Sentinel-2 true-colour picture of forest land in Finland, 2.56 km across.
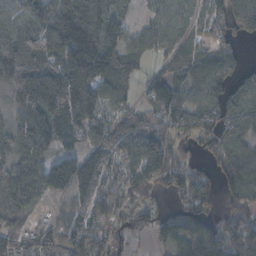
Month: November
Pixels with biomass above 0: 82%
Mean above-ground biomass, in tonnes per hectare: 90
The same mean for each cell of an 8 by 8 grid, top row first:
91 109 219 144 25 65 82 142
97 103 217 128 61 60 56 30
113 146 170 112 41 61 73 44
67 147 162 77 77 92 62 75
86 99 70 130 136 84 52 60
120 130 144 90 109 78 77 65
107 19 59 86 59 30 85 57
69 72 73 71 21 83 89 125
